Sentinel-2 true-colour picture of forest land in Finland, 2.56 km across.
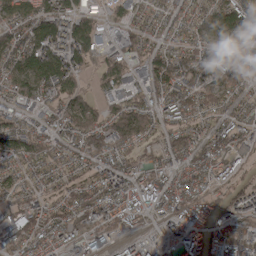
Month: April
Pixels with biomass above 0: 86%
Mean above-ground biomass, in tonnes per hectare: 87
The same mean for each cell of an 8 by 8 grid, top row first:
91 128 102 54 62 62 110 135
114 153 124 77 78 73 91 104
84 121 54 99 96 101 96 87
81 78 114 72 91 95 67 53
113 87 80 95 50 73 87 81
62 65 63 85 81 84 82 36
69 65 87 96 104 99 96 65
108 94 86 58 44 103 120 129
